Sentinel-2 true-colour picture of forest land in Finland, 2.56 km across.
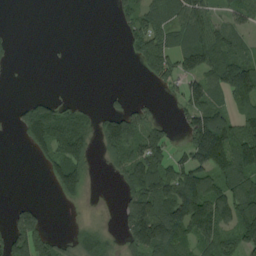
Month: August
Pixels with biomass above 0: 54%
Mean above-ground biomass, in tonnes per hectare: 69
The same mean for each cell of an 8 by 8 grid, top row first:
0 0 0 18 76 93 81 62
10 2 0 0 97 96 132 59
1 0 0 0 17 62 91 173
27 115 56 54 47 25 134 86
7 121 104 101 99 22 222 122
0 39 98 19 126 112 108 114
37 7 10 2 168 149 154 149
107 90 69 39 143 105 92 90
